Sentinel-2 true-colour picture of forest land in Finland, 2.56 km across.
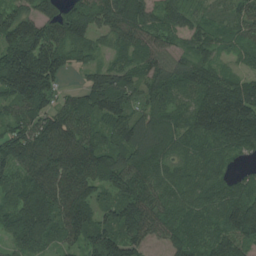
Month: July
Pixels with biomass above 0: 94%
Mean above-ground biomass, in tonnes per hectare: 129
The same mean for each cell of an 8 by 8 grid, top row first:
119 118 134 144 103 86 44 70
180 164 90 81 113 72 87 62
212 151 30 153 97 116 142 98
99 120 129 174 90 96 182 200
170 182 161 130 144 111 122 142
126 185 200 174 145 113 116 56
152 205 183 109 162 114 119 170
110 122 123 177 109 114 117 126
